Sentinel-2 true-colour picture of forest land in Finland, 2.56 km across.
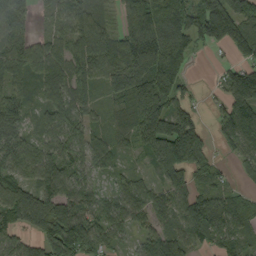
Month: September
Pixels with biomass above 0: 85%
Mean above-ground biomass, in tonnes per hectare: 87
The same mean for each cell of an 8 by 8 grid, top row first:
103 34 90 37 145 161 167 127
86 68 96 85 177 210 38 94
60 94 107 83 142 127 5 131
83 76 75 35 143 97 17 111
84 68 72 48 86 177 44 70
73 91 66 31 30 83 56 18
119 138 96 75 62 88 116 71
59 107 130 55 52 102 59 69
